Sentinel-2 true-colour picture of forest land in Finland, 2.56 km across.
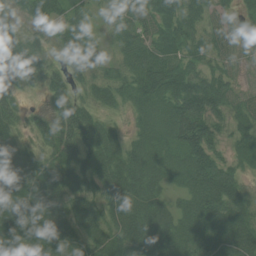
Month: July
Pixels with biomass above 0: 91%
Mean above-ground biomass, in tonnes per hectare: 58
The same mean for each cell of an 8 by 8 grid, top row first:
27 59 35 34 56 69 56 33
60 30 67 22 61 66 57 34
54 47 27 35 70 84 64 24
45 42 63 21 35 74 83 54
58 43 71 48 45 56 83 55
107 81 79 58 61 42 97 45
71 69 61 59 56 36 85 66
101 78 59 63 72 58 62 77
